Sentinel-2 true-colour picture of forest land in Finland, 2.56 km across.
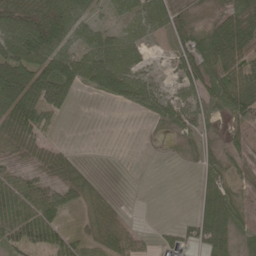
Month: May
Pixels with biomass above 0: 67%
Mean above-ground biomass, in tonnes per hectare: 47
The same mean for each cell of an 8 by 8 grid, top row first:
96 101 59 31 62 38 16 62
116 106 52 72 33 32 71 75
111 129 83 122 41 26 61 101
98 58 1 2 38 57 46 67
52 42 1 0 2 14 15 17
43 54 45 0 0 0 28 26
66 60 37 20 0 0 42 32
67 51 34 50 25 34 52 33
